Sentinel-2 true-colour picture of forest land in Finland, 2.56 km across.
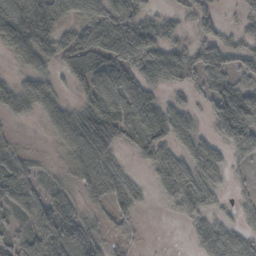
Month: October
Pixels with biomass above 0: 80%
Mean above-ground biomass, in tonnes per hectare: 50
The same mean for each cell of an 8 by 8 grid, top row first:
91 73 62 96 58 23 36 15
73 59 75 85 85 38 48 34
32 48 43 56 57 48 45 31
41 60 59 82 64 49 25 89
18 9 69 78 48 56 42 52
88 17 47 70 13 105 63 12
40 62 31 51 15 41 46 25
38 80 46 28 10 0 78 52
